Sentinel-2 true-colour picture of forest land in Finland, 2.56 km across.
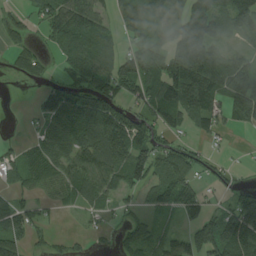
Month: August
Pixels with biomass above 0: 70%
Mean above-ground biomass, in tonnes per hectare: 70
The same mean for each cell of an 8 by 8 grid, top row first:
23 74 105 42 64 85 161 123
28 29 81 46 78 109 153 42
9 25 55 87 104 128 148 106
0 78 137 104 68 99 98 95
20 74 97 140 86 46 25 3
43 73 84 96 82 104 45 13
61 21 36 33 35 74 51 95
67 22 13 16 52 73 90 124
